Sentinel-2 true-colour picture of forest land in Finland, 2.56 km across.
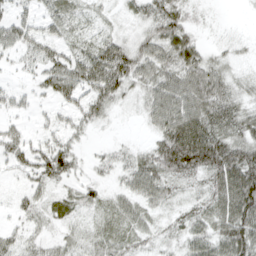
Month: April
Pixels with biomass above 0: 80%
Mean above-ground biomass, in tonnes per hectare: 40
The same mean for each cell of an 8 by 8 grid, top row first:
29 28 25 11 33 45 8 1
33 34 33 67 40 66 18 12
7 41 70 108 40 51 67 22
20 12 39 27 25 65 70 43
43 31 17 12 14 104 103 65
17 52 21 18 59 57 64 97
18 30 35 34 32 24 48 95
25 20 27 43 26 26 54 86
